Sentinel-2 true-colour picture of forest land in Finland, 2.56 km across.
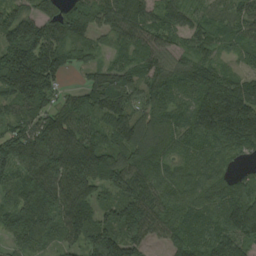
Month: August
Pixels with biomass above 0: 94%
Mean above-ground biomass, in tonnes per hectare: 129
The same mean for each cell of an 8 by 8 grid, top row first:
119 118 134 144 103 86 44 70
180 164 90 81 113 72 87 62
212 151 30 153 97 116 142 98
99 120 129 174 90 96 182 200
170 182 161 130 144 111 122 142
126 185 200 174 145 113 116 56
152 205 183 109 162 114 119 170
110 122 123 177 109 114 117 126
